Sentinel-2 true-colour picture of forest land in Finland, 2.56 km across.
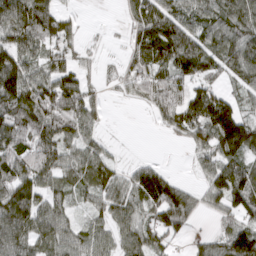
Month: March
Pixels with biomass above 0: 80%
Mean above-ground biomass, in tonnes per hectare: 64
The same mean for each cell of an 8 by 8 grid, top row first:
105 74 14 0 67 66 60 97
81 56 28 5 70 96 55 83
121 82 61 18 55 70 52 44
103 100 87 3 9 82 119 61
74 87 65 14 0 9 68 109
92 70 65 57 77 22 48 87
127 74 28 66 73 117 36 72
107 82 66 57 74 35 36 81
